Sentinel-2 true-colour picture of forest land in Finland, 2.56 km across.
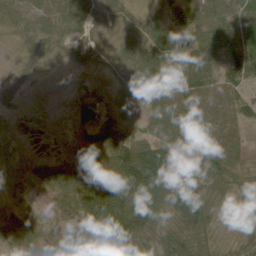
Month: June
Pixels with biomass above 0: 82%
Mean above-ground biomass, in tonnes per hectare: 59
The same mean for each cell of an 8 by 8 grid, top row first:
31 48 49 31 36 44 48 78
17 36 27 22 66 51 90 89
17 1 5 22 37 66 67 53
6 0 27 40 37 93 84 59
2 4 22 80 74 88 85 58
16 59 83 101 167 132 96 73
33 36 137 159 150 125 101 47
42 42 23 104 87 80 80 44
